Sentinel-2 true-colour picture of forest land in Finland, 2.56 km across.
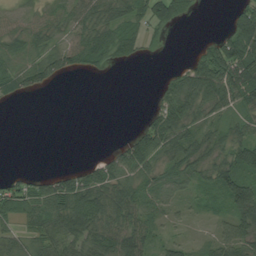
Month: August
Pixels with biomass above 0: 66%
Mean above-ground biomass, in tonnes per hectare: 43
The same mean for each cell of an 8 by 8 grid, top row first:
22 31 51 52 62 73 1 73
32 34 61 68 29 0 46 104
51 50 5 3 0 44 112 121
0 0 0 0 10 71 39 39
0 0 0 10 76 55 36 56
20 27 51 66 53 55 42 78
68 70 85 74 55 25 18 77
34 55 59 65 57 21 17 69
